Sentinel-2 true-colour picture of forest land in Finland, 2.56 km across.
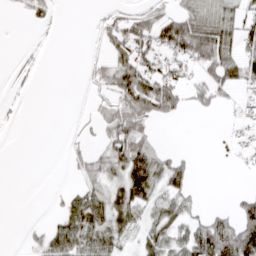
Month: March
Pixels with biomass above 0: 45%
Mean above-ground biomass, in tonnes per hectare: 28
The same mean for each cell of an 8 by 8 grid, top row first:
4 19 0 17 36 43 24 31
2 2 0 40 47 56 72 43
11 0 4 44 71 37 37 46
3 0 5 35 63 26 13 10
0 0 13 57 45 0 0 11
0 0 23 26 69 40 0 2
0 3 60 50 39 41 9 32
0 44 67 40 29 39 93 92
